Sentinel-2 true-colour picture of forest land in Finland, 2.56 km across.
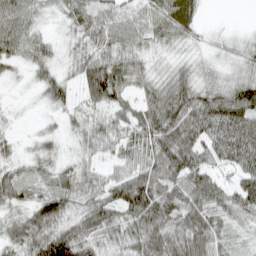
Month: April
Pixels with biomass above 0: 91%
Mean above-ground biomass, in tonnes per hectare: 53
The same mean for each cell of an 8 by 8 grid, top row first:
71 24 55 56 48 92 7 0
58 35 34 56 39 31 19 28
14 44 52 92 46 55 35 48
10 18 27 43 54 93 91 81
24 31 29 35 54 94 67 88
38 36 54 44 76 81 52 46
42 85 50 76 97 86 68 56
56 86 82 44 87 81 76 27
